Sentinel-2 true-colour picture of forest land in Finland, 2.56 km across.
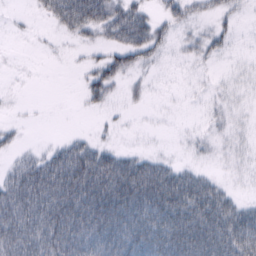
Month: February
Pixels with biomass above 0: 57%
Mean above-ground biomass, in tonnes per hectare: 38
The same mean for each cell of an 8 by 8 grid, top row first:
3 29 84 59 44 28 16 11
0 2 10 37 50 9 22 2
0 0 12 41 8 0 2 6
2 0 5 9 4 1 5 7
12 9 33 11 2 2 8 10
43 75 94 102 92 54 19 7
84 85 95 108 92 91 77 36
87 88 84 85 91 88 84 80
